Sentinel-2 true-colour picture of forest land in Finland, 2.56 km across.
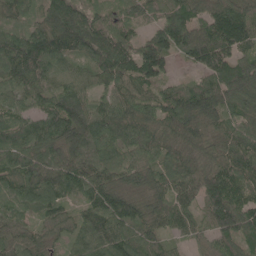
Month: May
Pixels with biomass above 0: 96%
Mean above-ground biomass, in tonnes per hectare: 93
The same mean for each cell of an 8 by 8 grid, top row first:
71 85 104 54 65 93 104 134
121 123 100 136 99 104 142 98
99 83 72 90 100 41 76 142
66 91 140 100 85 111 122 80
87 105 130 87 96 76 66 96
99 114 111 84 84 94 100 103
55 83 61 127 98 90 99 117
79 55 72 98 84 38 53 99
